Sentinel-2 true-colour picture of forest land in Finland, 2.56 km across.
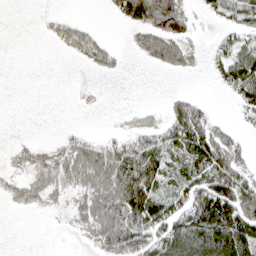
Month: April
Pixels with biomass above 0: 50%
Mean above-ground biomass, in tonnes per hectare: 50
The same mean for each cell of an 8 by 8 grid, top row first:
0 10 6 20 110 106 20 43
0 5 62 27 59 91 16 62
0 0 1 5 0 2 10 90
0 0 3 1 16 46 30 32
13 16 51 46 52 74 108 32
24 50 82 135 106 46 110 88
20 18 41 111 136 70 146 144
0 0 12 108 102 111 120 129
